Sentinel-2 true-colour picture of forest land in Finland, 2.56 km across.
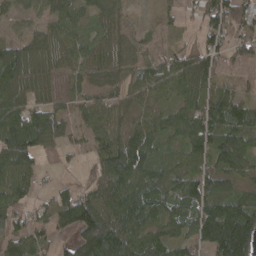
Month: April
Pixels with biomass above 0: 84%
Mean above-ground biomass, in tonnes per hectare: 78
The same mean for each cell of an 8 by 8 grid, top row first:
28 49 50 46 3 23 83 117
64 65 51 52 32 30 83 76
97 45 44 54 77 88 87 51
97 73 40 70 61 69 121 109
134 58 22 94 111 51 71 109
94 9 12 126 138 97 85 96
63 44 130 111 124 86 115 117
66 37 131 158 93 75 112 199
